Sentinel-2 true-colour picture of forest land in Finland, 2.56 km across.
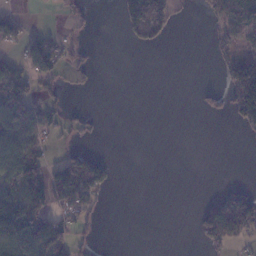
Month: January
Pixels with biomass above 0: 32%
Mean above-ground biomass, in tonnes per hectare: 39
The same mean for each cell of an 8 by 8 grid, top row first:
24 2 21 5 214 50 33 112
27 56 19 0 36 0 18 46
75 43 19 0 0 0 0 134
82 55 18 0 0 0 33 95
83 26 18 0 0 0 0 5
91 101 136 33 0 0 0 0
97 100 93 3 0 0 55 124
112 117 32 0 0 0 47 34
